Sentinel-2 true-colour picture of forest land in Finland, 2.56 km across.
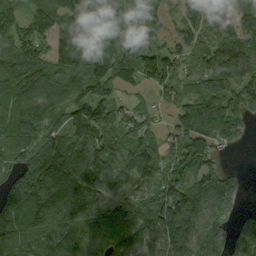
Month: September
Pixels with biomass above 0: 88%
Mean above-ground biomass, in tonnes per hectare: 131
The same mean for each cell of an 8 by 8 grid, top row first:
86 160 167 141 103 66 122 132
152 108 258 153 114 113 112 155
159 132 146 187 107 124 161 145
120 136 126 105 60 93 164 139
154 134 125 112 106 126 137 40
124 189 201 110 99 119 147 27
157 209 185 95 111 249 113 41
124 133 104 89 97 213 176 103
